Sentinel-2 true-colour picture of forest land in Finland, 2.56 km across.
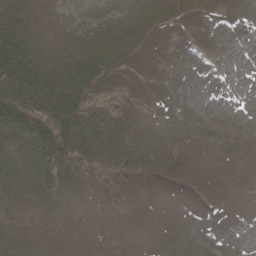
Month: May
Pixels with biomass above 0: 56%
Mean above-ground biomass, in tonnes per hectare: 14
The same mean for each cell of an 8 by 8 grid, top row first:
27 13 7 9 17 11 3 0
47 22 22 27 11 0 0 0
59 39 31 17 5 0 0 0
49 45 38 18 3 0 0 0
28 39 35 28 12 3 0 0
27 27 19 15 17 16 4 0
12 14 5 3 2 0 2 0
23 15 5 0 1 0 0 0
